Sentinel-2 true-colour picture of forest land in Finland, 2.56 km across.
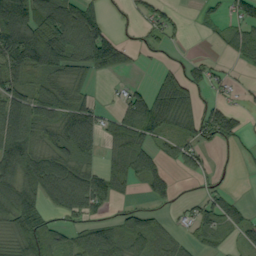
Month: September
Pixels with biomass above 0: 62%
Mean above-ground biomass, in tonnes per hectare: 53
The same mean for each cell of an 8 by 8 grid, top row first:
133 73 89 16 39 21 15 39
104 87 88 26 25 10 4 51
73 52 37 6 7 82 41 8
89 73 90 24 115 78 50 25
99 46 101 44 54 47 33 25
108 116 79 63 59 18 24 4
106 61 86 26 28 18 50 32
63 83 48 74 47 25 32 26
